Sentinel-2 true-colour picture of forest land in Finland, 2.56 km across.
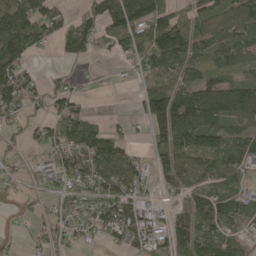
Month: May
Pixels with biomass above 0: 73%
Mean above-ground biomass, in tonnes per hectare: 87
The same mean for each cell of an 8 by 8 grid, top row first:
126 108 54 135 128 69 98 110
169 30 78 54 103 141 101 116
135 31 25 4 52 84 89 80
71 65 68 6 68 173 153 151
17 80 132 103 25 126 120 105
34 54 126 138 88 106 110 91
18 46 70 137 90 71 122 109
18 55 52 66 116 112 97 51
